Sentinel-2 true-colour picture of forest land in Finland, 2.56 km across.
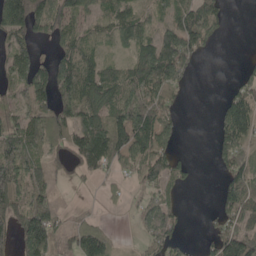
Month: May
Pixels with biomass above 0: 66%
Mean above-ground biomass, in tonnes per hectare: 71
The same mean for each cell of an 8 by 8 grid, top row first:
159 121 64 73 37 67 81 0
79 23 83 42 68 156 38 0
67 103 129 92 114 82 0 38
66 100 135 116 112 38 0 129
97 85 105 165 109 36 5 113
110 59 31 34 75 58 0 107
75 74 8 9 45 35 6 106
77 117 97 48 38 57 39 129
